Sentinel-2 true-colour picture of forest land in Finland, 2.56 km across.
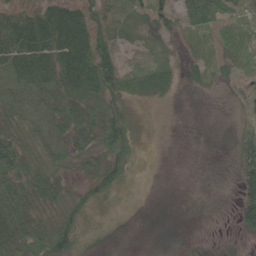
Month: June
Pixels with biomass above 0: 92%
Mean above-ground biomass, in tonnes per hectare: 39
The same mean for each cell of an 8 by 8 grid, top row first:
52 72 64 22 25 38 52 37
86 82 91 40 11 9 12 25
79 73 86 55 33 17 21 30
58 61 69 54 15 10 7 19
57 55 48 69 15 7 7 53
65 57 28 55 12 6 8 57
67 45 48 20 11 10 8 63
67 74 38 15 8 13 11 16
